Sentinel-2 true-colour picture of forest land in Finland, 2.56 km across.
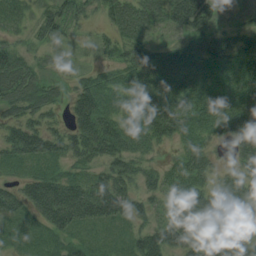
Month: August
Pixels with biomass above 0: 91%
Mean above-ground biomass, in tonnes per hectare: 69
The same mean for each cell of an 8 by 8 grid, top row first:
22 60 52 60 83 94 92 28
43 28 13 47 61 47 71 101
83 36 39 49 70 74 60 93
53 53 99 65 89 94 88 125
87 81 91 111 59 51 59 93
31 64 41 93 58 56 59 78
59 117 113 99 49 85 99 73
24 39 38 24 82 111 117 77
